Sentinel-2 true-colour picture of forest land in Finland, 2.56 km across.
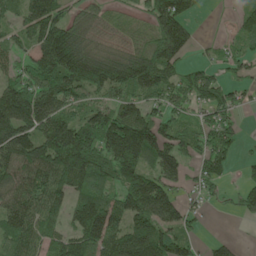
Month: May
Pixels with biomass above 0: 78%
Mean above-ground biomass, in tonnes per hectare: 105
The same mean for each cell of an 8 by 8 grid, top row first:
62 142 66 50 70 174 4 60
67 155 132 74 103 135 16 51
94 132 139 148 178 86 99 45
168 142 80 110 109 71 80 41
171 168 194 181 197 103 89 46
138 160 146 121 123 72 80 24
141 131 103 123 157 90 24 54
115 93 115 140 166 116 28 15
